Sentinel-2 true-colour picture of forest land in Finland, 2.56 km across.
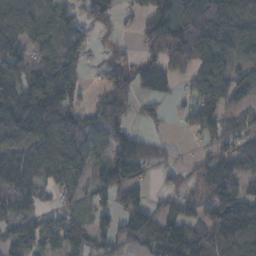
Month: November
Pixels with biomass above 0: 75%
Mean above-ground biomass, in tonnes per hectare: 76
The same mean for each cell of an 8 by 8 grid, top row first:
103 85 41 76 68 112 157 112
66 73 57 29 66 126 93 73
103 141 52 92 66 44 111 35
106 117 76 81 32 10 55 22
80 98 90 96 33 5 28 44
93 66 96 113 50 25 125 81
71 32 29 56 76 47 57 137
76 55 63 54 95 126 118 178
